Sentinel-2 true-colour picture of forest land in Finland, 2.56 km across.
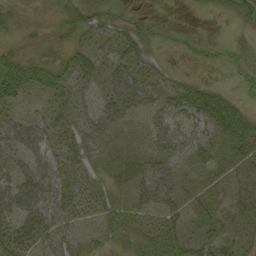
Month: September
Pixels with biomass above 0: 69%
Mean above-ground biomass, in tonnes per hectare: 29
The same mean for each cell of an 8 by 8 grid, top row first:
17 8 30 20 6 0 6 24
22 19 28 30 31 14 11 14
52 41 34 37 31 22 8 14
22 26 25 41 30 40 44 25
40 39 38 29 26 47 27 29
45 51 32 24 47 37 26 20
56 52 28 28 41 37 28 22
45 40 25 21 27 38 36 23
